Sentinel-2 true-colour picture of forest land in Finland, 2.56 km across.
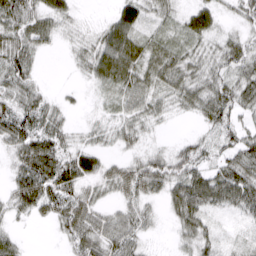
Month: March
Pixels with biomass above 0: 81%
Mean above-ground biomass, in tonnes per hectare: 32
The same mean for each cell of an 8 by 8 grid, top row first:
54 41 9 22 30 21 40 26
54 18 16 56 36 28 23 38
47 4 8 42 40 44 40 41
55 36 6 14 37 17 42 37
40 50 19 16 17 13 22 51
27 52 41 29 50 46 49 63
23 36 46 20 28 40 44 39
19 2 45 46 20 12 29 17
